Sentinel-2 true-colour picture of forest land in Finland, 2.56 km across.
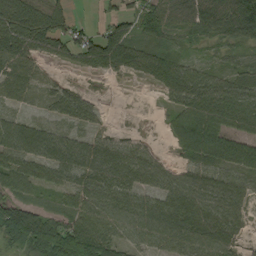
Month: September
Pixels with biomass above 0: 80%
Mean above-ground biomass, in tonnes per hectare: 55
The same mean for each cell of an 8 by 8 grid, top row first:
119 106 9 38 50 50 77 107
84 53 68 103 49 27 18 35
66 13 6 11 26 66 50 50
22 18 49 3 1 42 92 78
87 69 46 35 16 45 113 72
75 46 52 71 58 44 51 53
77 23 60 72 64 83 68 42
50 109 101 59 44 65 83 30
